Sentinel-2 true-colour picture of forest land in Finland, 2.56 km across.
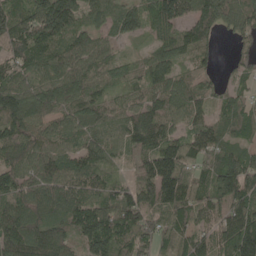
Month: May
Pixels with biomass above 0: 93%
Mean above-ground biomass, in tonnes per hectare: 93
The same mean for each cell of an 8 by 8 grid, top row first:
116 182 81 82 82 121 113 104
90 99 105 50 25 92 56 46
80 88 102 73 72 83 37 54
126 91 95 74 93 76 57 88
103 80 68 53 95 94 96 69
93 104 94 43 94 173 86 146
117 105 110 135 106 130 88 108
133 113 93 130 60 76 68 158
